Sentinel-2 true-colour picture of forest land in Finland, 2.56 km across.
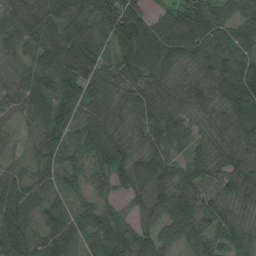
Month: August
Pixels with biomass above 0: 95%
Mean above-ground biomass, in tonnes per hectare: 72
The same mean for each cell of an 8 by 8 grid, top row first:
78 81 89 141 97 66 97 79
68 101 111 47 135 111 97 86
47 95 125 57 69 39 67 116
29 98 77 46 69 53 39 78
10 73 63 81 57 69 37 46
42 44 42 70 94 77 54 75
91 70 49 38 54 90 72 43
96 86 70 91 64 62 67 50
